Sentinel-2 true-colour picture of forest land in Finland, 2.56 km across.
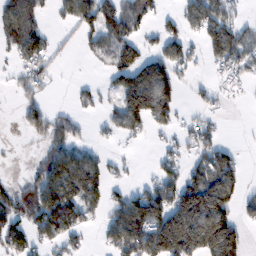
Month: February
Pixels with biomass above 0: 55%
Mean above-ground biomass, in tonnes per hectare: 78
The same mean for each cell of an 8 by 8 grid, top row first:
91 24 114 100 70 43 127 35
78 65 25 106 60 72 76 102
41 44 8 47 131 80 19 40
17 67 33 52 153 59 38 2
4 63 46 17 15 44 82 10
15 111 155 45 17 76 117 53
95 163 136 71 152 171 206 56
96 74 38 78 173 267 233 92
